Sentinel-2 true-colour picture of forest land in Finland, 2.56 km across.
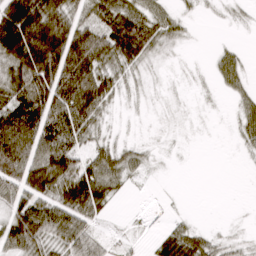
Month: March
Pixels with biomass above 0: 63%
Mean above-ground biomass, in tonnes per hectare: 40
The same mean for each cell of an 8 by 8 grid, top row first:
113 83 38 70 59 22 2 6
115 122 95 72 60 8 2 10
63 92 110 40 7 2 6 27
89 78 86 11 3 4 1 28
93 69 39 26 9 2 0 14
67 88 80 54 11 0 0 0
50 67 81 15 2 1 0 0
60 54 52 21 11 67 28 9
